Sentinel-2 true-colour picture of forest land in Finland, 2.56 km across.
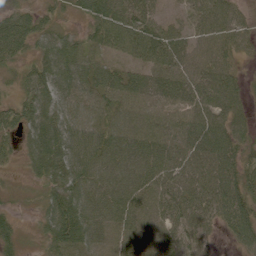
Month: June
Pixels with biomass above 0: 93%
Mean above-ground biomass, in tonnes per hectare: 60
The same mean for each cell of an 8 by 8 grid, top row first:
54 28 32 84 62 26 70 38
59 60 52 53 74 63 59 39
24 77 67 62 70 73 75 36
47 80 59 60 59 56 76 45
33 94 74 77 79 74 97 59
12 59 76 74 73 70 81 67
15 50 82 78 66 69 70 80
38 44 76 59 63 54 30 49
